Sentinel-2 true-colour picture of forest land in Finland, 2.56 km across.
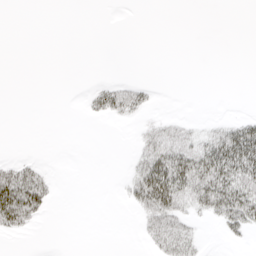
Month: April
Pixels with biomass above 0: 24%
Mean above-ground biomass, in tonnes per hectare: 14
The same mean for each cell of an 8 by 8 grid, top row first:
0 0 0 0 0 0 0 0
0 0 0 0 0 0 0 0
0 0 0 9 5 0 0 0
0 0 2 28 12 3 0 3
0 0 0 0 21 42 37 74
49 15 0 0 53 67 61 57
80 17 0 0 36 44 34 61
2 0 0 0 10 39 3 8
